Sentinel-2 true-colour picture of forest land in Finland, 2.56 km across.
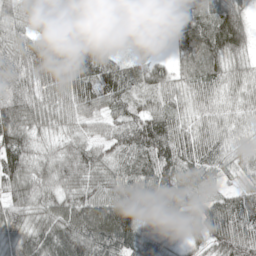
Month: May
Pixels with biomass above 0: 94%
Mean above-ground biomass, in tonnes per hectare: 74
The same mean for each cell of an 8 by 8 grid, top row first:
65 71 110 48 16 39 106 94
79 89 119 63 35 45 122 87
96 99 107 111 70 54 76 55
120 64 55 54 61 54 49 41
90 37 57 56 103 85 68 41
88 63 83 67 90 92 48 35
74 64 99 109 91 78 76 81
69 79 107 101 92 35 65 90
